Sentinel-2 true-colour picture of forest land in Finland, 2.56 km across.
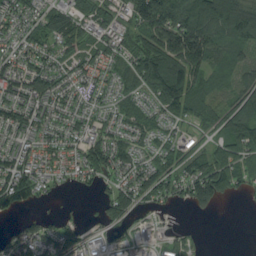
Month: August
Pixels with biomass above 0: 78%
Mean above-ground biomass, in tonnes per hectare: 79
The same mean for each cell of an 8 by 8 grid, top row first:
75 70 71 73 118 138 151 170
64 72 71 72 113 165 125 68
104 96 65 56 128 156 66 61
92 85 73 48 60 88 68 111
64 64 84 107 60 67 41 114
149 63 64 75 114 95 160 80
68 7 5 84 46 19 46 2
99 99 79 63 32 35 2 1
